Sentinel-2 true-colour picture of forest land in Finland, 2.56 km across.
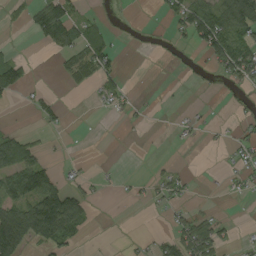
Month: August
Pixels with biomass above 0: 31%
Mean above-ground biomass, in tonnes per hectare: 28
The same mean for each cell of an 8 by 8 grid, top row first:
11 85 29 4 0 38 82 130
5 25 48 31 2 9 58 78
68 1 23 35 0 1 3 48
2 25 0 11 3 2 3 9
75 7 0 0 1 3 3 13
80 57 11 4 4 22 1 14
70 119 63 0 4 16 7 0
120 64 21 0 7 53 69 7
